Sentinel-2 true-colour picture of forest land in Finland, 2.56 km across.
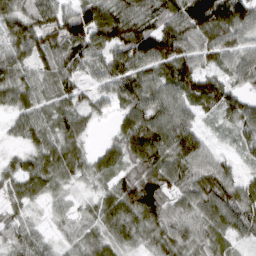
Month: March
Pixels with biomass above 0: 93%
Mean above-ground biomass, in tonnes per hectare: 71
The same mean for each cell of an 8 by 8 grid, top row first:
69 66 107 92 86 90 148 96
79 78 98 97 112 103 80 82
78 60 51 83 97 96 77 61
58 63 59 35 93 82 34 85
21 68 55 39 99 113 44 38
57 70 48 51 67 84 95 51
40 20 29 71 103 52 92 100
57 37 49 59 54 76 62 40
